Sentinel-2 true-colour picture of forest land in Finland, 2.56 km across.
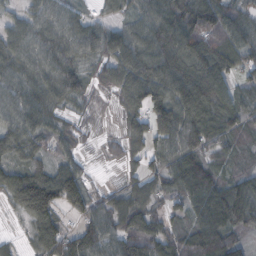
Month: October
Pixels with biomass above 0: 88%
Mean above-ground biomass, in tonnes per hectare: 73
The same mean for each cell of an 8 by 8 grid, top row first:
37 75 47 28 68 111 121 63
78 89 68 85 102 107 118 74
76 76 48 65 125 107 129 50
88 66 22 16 106 127 115 76
76 51 31 15 69 97 85 42
67 62 31 3 65 90 98 57
16 52 47 67 81 44 120 116
13 91 82 79 110 89 125 43
